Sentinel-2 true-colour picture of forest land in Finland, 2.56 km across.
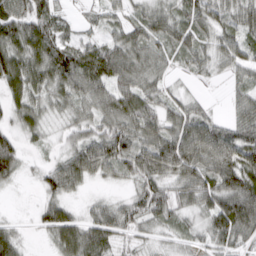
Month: March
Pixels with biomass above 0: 87%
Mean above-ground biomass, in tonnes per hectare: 53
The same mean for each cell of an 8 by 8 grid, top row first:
81 67 20 27 47 52 56 57
76 83 62 60 58 54 45 53
71 70 79 73 58 15 12 29
46 36 45 71 68 51 29 43
41 17 49 78 68 90 85 77
36 41 59 32 65 60 70 90
3 46 20 41 66 54 52 103
44 21 83 51 24 28 35 50
